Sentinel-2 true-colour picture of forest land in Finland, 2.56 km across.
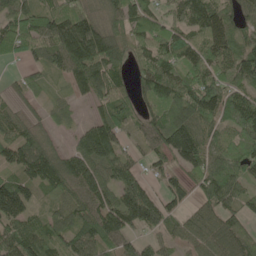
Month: May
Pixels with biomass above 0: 85%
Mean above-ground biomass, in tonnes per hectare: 89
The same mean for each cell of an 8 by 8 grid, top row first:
94 86 103 80 96 63 118 78
83 91 157 127 69 96 99 92
21 27 94 102 79 100 86 83
45 35 15 100 56 108 106 117
104 66 74 122 53 151 84 90
77 128 126 104 69 54 111 83
148 43 104 133 172 51 71 66
128 87 93 104 57 49 91 93
